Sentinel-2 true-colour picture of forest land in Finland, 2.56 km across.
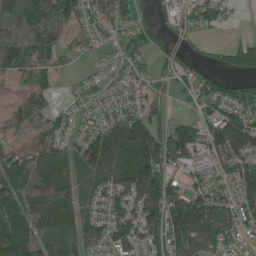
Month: June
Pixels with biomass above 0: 81%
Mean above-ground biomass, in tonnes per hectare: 99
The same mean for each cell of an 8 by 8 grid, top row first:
106 114 94 86 38 101 84 5
119 82 40 33 52 66 16 99
45 56 26 36 40 55 62 59
73 73 45 69 70 14 75 130
61 99 94 191 203 116 152 180
136 115 93 154 193 90 88 139
97 196 111 109 145 156 160 128
132 141 121 127 110 154 148 127
